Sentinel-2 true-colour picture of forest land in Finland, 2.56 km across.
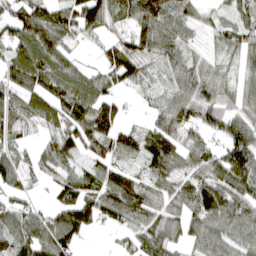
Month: April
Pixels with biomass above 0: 81%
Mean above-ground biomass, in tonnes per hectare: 73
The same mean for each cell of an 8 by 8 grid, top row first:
80 82 105 70 96 66 29 60
76 100 27 68 81 68 26 67
79 103 56 70 59 72 72 44
83 79 94 76 20 86 101 66
47 41 98 102 99 100 75 121
68 41 65 63 55 76 88 120
65 38 111 95 90 62 109 83
87 99 49 12 82 59 75 67
